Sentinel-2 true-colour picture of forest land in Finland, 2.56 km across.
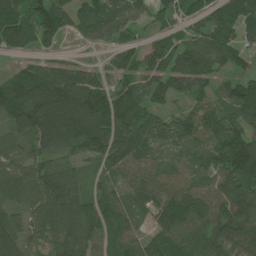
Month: July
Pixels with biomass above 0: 85%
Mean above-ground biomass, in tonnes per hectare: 83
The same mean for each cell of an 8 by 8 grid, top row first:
110 121 62 69 42 66 62 89
62 43 9 38 51 69 93 67
63 136 108 71 68 90 58 56
129 198 178 154 90 53 86 88
57 96 82 118 79 45 79 141
79 115 39 47 69 52 52 123
63 115 97 65 52 106 86 119
96 73 109 44 65 95 86 75
